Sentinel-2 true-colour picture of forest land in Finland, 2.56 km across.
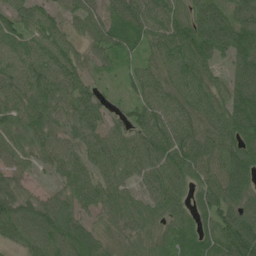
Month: June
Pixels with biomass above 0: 93%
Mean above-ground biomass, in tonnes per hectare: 71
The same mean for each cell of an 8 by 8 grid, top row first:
67 59 62 55 80 72 90 101
71 79 41 68 58 87 100 104
79 89 56 17 64 72 65 85
73 76 77 29 61 70 75 123
61 60 60 66 76 96 85 99
54 20 66 63 60 66 69 98
77 69 51 64 59 54 73 90
45 77 98 48 58 64 78 128
